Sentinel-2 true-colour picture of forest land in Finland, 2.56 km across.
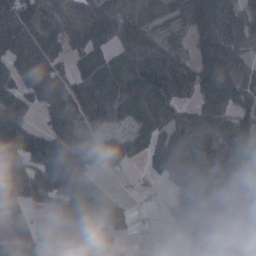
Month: January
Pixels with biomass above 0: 81%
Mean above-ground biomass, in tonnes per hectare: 101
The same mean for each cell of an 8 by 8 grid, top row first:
113 73 60 128 63 47 117 66
179 146 71 82 120 91 146 64
118 174 97 117 149 219 158 96
111 86 112 122 110 111 110 87
168 120 68 62 87 135 140 106
127 121 128 19 21 111 69 94
57 58 117 54 7 86 169 154
61 74 120 57 10 32 156 134
